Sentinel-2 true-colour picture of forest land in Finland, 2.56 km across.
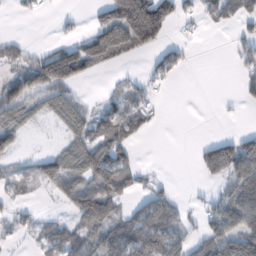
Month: February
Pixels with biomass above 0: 50%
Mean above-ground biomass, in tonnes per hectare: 60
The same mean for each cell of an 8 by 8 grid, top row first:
12 4 10 131 268 82 52 67
41 19 51 119 76 29 0 40
85 58 15 6 29 20 0 29
71 42 56 57 58 0 0 6
49 3 77 114 6 0 63 101
41 88 110 110 21 3 70 130
35 4 99 78 79 60 52 139
21 60 77 112 141 79 109 175
